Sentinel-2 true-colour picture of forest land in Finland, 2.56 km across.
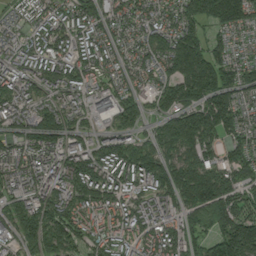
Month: August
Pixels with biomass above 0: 92%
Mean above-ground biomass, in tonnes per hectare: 132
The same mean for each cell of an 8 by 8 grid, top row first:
66 97 131 98 90 123 194 184
88 123 112 90 102 208 152 61
128 137 112 75 84 162 202 141
116 137 85 153 103 167 206 123
86 122 98 129 97 190 149 120
117 132 179 129 148 170 197 128
116 161 141 124 127 120 218 139
99 160 99 110 119 128 122 235
